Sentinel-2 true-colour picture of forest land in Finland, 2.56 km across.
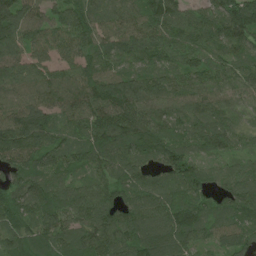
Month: June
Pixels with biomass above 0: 97%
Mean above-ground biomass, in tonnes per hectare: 98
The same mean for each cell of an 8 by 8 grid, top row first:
115 78 100 91 91 87 98 161
98 92 96 90 99 101 108 92
103 92 114 108 92 86 92 89
106 99 111 131 109 88 109 59
130 92 97 133 102 83 100 53
100 102 57 92 84 115 79 83
114 97 107 117 101 108 77 102
91 94 97 132 127 116 60 75
